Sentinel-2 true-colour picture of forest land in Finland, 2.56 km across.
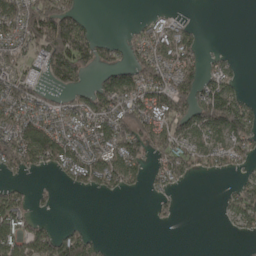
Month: April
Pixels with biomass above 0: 55%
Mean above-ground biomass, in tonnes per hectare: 65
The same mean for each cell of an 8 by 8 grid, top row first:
111 214 62 0 10 15 0 0
68 145 155 39 75 109 9 1
98 59 47 84 108 111 63 18
87 68 73 114 109 135 164 122
100 143 79 104 80 102 69 80
22 12 73 71 31 68 21 25
127 10 0 0 1 13 0 87
141 130 105 3 0 0 0 8
